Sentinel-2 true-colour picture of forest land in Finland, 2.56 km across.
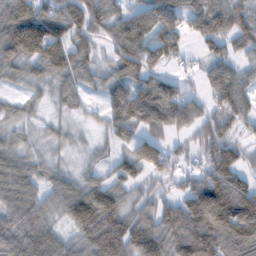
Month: February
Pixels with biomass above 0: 83%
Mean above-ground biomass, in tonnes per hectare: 75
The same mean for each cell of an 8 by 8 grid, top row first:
111 91 110 68 82 65 91 62
109 148 74 62 99 60 47 45
33 53 53 61 79 42 56 61
30 13 16 76 115 95 66 78
36 19 15 37 72 31 91 57
84 40 41 57 52 51 115 88
84 54 119 106 53 89 188 157
80 78 70 143 97 95 137 127
